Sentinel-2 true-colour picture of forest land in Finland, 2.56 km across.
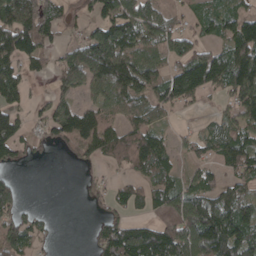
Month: April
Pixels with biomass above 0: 69%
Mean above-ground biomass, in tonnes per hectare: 85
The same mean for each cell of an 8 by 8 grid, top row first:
161 108 31 101 134 43 63 74
124 60 106 174 88 88 66 120
105 33 121 150 97 124 129 163
58 60 102 70 78 38 14 90
91 49 107 107 108 35 55 111
20 0 12 22 64 60 61 75
55 4 7 58 77 151 127 110
113 16 0 138 153 173 183 123
